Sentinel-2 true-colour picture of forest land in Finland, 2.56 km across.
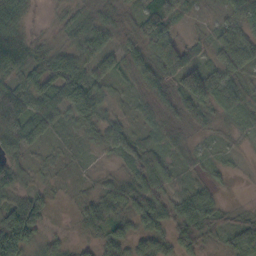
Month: October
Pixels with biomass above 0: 90%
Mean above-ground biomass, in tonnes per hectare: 43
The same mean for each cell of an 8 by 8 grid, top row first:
60 9 26 26 56 44 6 47
84 35 60 38 59 74 28 82
38 65 77 42 48 67 100 44
94 58 68 32 26 34 33 40
61 25 17 48 37 28 11 9
58 14 9 17 59 32 18 4
78 30 20 40 55 45 34 10
94 39 15 52 40 50 30 42
